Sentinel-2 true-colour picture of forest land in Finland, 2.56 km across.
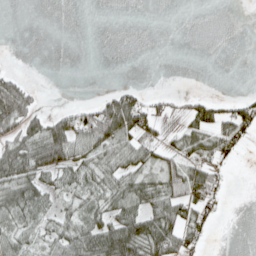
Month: April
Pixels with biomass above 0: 45%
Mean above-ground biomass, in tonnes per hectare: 29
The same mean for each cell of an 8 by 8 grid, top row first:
0 0 0 0 0 0 0 0
0 0 0 0 0 0 0 0
27 0 0 0 0 0 0 0
71 20 33 79 58 15 50 50
59 95 54 59 52 26 51 39
67 40 36 36 37 61 55 0
65 30 25 43 46 62 45 0
39 25 56 76 74 56 18 0
